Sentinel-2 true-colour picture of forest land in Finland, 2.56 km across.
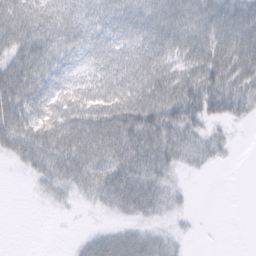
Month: February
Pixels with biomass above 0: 75%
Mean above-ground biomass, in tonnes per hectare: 47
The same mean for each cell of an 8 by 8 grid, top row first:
67 52 38 48 55 58 65 72
62 57 41 49 62 59 71 80
77 46 34 69 85 81 80 68
70 51 73 82 93 76 56 41
77 82 86 81 99 58 37 3
2 46 53 69 67 19 4 0
0 6 7 29 61 16 0 0
0 0 12 44 44 17 0 0
